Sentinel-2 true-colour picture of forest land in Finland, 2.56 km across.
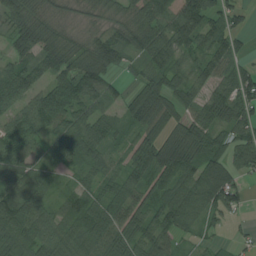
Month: August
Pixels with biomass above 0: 87%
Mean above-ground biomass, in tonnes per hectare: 81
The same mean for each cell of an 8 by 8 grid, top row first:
83 48 25 39 91 109 101 43
75 93 56 95 96 94 81 40
116 82 133 46 68 73 80 102
74 135 87 52 113 71 96 97
87 66 122 51 90 113 89 78
80 46 46 58 91 127 108 50
120 74 90 107 93 112 78 46
104 93 88 110 102 58 20 16
